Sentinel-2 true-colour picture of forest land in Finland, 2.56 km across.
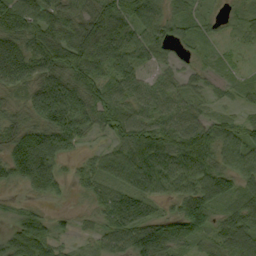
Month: September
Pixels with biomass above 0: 86%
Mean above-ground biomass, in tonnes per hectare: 58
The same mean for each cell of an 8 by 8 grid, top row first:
78 65 60 86 78 27 19 26
76 87 100 79 58 21 17 18
67 82 80 62 40 32 19 16
30 88 87 67 52 61 23 20
66 105 33 34 84 80 85 73
66 119 30 47 80 72 76 73
15 15 6 73 54 41 84 57
78 78 10 52 100 87 39 63
